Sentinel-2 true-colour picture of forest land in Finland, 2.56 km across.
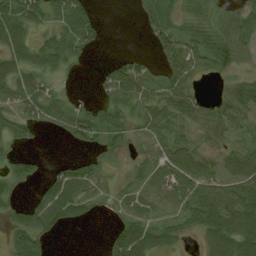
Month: August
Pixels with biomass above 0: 71%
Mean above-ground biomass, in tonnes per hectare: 40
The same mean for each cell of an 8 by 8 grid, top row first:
70 41 57 0 21 27 46 45
56 54 39 0 4 65 73 41
59 24 4 50 49 54 12 26
39 48 45 58 41 43 33 42
29 1 27 34 32 49 21 25
41 23 57 14 40 59 46 61
30 62 39 21 39 48 90 68
65 28 0 39 55 23 38 74
